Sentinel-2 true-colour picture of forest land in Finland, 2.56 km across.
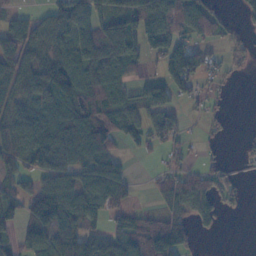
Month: November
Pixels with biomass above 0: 66%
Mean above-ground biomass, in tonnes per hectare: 65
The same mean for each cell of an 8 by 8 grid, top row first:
33 57 139 99 110 86 51 25
96 53 96 146 83 107 32 24
82 100 74 70 33 117 33 4
71 75 82 67 62 37 30 0
74 89 118 67 47 38 13 16
58 76 78 78 4 53 59 21
72 157 101 69 22 78 55 17
54 94 88 55 104 117 2 0
